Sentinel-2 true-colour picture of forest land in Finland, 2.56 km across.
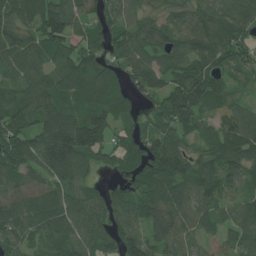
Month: July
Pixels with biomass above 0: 92%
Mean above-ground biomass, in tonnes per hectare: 91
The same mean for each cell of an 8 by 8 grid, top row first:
88 138 83 83 78 74 96 95
106 104 83 81 94 85 100 80
71 89 118 97 106 86 110 40
83 126 83 113 58 142 60 75
125 139 164 91 103 88 64 112
101 89 73 44 102 101 86 87
102 112 90 88 83 95 75 62
79 89 88 74 107 83 44 67
